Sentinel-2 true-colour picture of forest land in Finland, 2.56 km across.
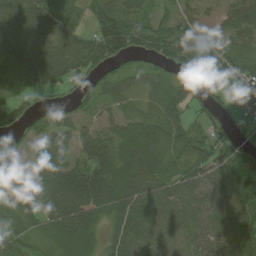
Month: August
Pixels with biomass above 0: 85%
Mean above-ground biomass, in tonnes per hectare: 60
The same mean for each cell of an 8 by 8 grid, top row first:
97 93 36 77 48 51 38 61
93 113 74 96 64 70 60 46
54 93 51 35 25 39 61 69
53 35 33 28 33 48 46 36
19 42 61 71 77 56 55 34
30 63 93 88 94 60 64 60
43 69 96 64 75 63 57 86
46 39 71 40 70 80 60 86
